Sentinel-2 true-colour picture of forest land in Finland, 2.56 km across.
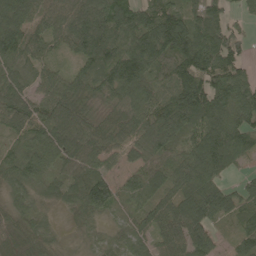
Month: May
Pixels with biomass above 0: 93%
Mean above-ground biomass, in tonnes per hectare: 83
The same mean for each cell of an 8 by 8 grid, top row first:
109 81 135 128 94 92 106 30
92 61 88 92 140 134 109 69
64 62 62 100 95 108 106 81
108 91 88 38 95 145 110 105
35 108 129 74 114 77 104 86
67 53 89 51 89 81 96 24
52 26 71 54 68 91 119 65
41 45 15 30 65 112 96 48
